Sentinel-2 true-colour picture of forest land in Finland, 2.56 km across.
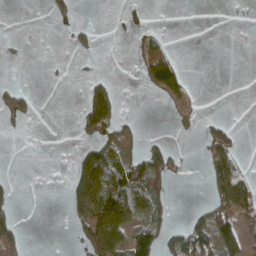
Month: April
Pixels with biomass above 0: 27%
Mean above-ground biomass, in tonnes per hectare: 33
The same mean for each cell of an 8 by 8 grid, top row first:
0 18 5 0 0 0 0 0
4 0 21 0 30 11 0 0
5 2 6 17 39 73 0 0
37 0 36 77 1 16 2 0
0 0 23 65 51 8 66 20
3 0 71 84 136 9 60 80
20 0 80 160 67 4 49 97
68 0 46 142 98 52 78 69
